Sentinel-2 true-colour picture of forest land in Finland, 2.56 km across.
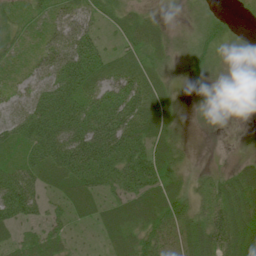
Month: June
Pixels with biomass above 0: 83%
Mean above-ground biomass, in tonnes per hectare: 43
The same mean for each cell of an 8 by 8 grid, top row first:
23 31 47 27 29 6 17 5
21 51 81 26 46 23 35 9
25 51 82 53 58 17 18 4
40 89 84 87 72 24 8 3
38 86 103 105 62 25 0 3
62 44 79 62 91 37 18 48
77 29 35 38 52 49 42 68
33 47 10 32 42 39 60 69
